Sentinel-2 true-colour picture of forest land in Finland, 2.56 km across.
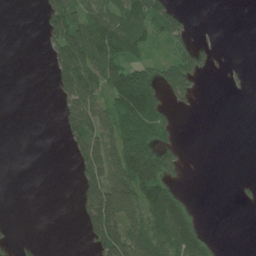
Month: July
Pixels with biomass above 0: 41%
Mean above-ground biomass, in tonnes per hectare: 46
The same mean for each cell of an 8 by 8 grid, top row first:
0 70 83 74 97 72 0 0
0 36 142 121 58 32 21 0
0 10 168 97 101 81 4 7
0 0 94 87 132 19 0 0
0 0 67 95 97 25 0 0
0 0 33 90 146 39 0 4
0 0 42 137 105 81 1 4
15 1 7 130 88 102 35 0
